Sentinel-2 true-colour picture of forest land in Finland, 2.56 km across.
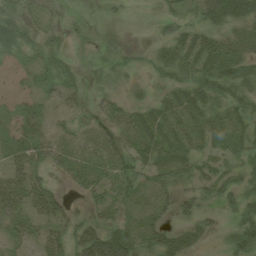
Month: August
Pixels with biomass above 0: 67%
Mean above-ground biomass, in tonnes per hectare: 28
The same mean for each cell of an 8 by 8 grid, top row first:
36 16 2 4 1 20 47 49
33 28 2 11 9 38 40 37
9 24 14 16 11 33 47 49
21 20 21 30 25 32 32 30
36 34 25 44 34 35 22 25
32 19 29 33 26 32 23 26
37 43 15 28 20 26 13 33
24 36 58 79 33 41 11 42
